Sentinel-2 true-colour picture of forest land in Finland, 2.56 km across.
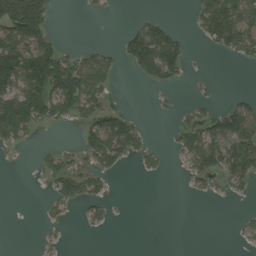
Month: August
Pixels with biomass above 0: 37%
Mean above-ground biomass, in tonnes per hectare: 56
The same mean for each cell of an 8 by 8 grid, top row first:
218 92 5 3 19 1 123 127
180 120 30 22 160 107 25 88
173 196 161 51 48 43 9 0
195 104 85 66 4 19 31 98
43 8 42 142 44 36 123 128
0 47 71 31 15 2 58 80
0 18 28 18 0 0 0 4
0 8 0 0 0 0 0 13
